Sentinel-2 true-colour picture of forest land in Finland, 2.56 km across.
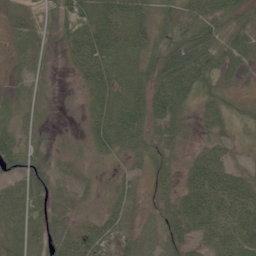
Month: June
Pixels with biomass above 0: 92%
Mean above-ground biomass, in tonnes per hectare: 48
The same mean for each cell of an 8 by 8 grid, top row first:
23 37 80 70 49 48 67 47
25 31 77 73 53 70 88 63
19 30 32 62 51 106 59 26
24 23 15 78 69 75 51 28
43 26 12 69 47 34 38 21
44 46 29 15 24 28 96 42
78 58 27 36 28 45 80 68
55 61 55 38 50 46 41 60
